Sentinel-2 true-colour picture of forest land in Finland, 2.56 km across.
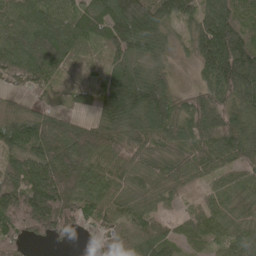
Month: May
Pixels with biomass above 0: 92%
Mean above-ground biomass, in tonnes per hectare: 107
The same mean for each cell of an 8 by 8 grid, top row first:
114 113 105 172 192 120 154 109
145 170 83 102 116 36 220 198
74 83 32 116 132 39 91 216
70 60 46 136 201 119 142 122
125 143 152 105 93 96 103 125
116 163 144 93 77 72 60 67
155 195 102 79 70 29 65 53
76 61 30 78 91 61 59 69
